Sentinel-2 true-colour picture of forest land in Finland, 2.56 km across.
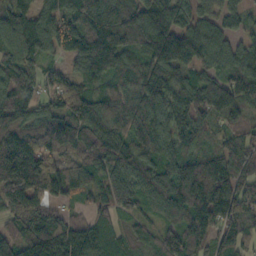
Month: October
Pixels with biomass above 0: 93%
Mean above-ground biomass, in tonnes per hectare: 114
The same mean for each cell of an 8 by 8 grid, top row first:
154 104 148 145 148 132 68 70
117 101 109 160 124 181 136 76
118 63 91 86 102 98 97 130
137 106 111 102 123 95 108 79
197 139 112 114 115 96 55 99
193 135 90 105 104 149 211 131
131 97 34 81 60 118 213 115
70 136 137 66 56 118 130 99
